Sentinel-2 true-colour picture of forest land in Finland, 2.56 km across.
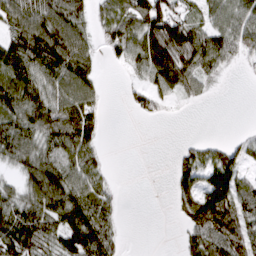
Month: March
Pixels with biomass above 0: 68%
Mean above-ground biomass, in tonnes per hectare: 69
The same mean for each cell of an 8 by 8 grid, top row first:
104 124 75 63 132 98 54 71
103 142 94 50 99 164 100 54
120 85 111 0 38 108 37 2
93 109 113 1 38 4 0 0
90 67 96 0 0 7 29 28
39 124 76 15 0 40 80 79
92 109 111 43 0 31 158 96
142 73 123 69 0 7 108 109
